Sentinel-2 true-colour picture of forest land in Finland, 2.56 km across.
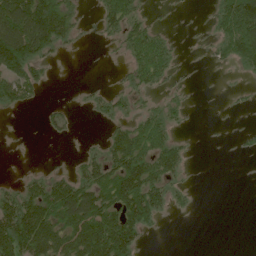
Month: June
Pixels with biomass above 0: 48%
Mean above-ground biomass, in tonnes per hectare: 49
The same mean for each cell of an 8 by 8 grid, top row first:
152 144 23 66 29 4 12 147
151 71 9 11 73 18 13 97
85 18 1 5 51 20 1 7
21 15 5 35 33 28 0 6
1 3 5 64 93 50 1 5
5 34 51 91 128 43 0 0
107 103 141 88 122 22 0 0
148 146 133 156 32 0 0 0
